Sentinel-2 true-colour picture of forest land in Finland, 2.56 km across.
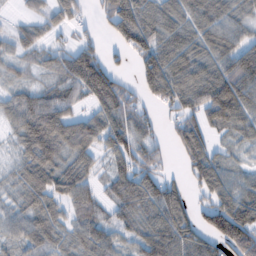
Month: February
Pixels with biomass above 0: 81%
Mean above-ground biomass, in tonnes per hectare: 68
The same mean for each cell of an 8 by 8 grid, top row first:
15 53 38 82 85 66 74 47
43 43 62 20 84 75 63 71
37 35 113 77 63 86 90 110
70 112 48 87 44 52 97 79
43 121 96 75 75 58 67 40
37 94 85 59 75 22 87 43
42 72 67 53 79 90 70 114
45 72 60 53 77 103 65 121
